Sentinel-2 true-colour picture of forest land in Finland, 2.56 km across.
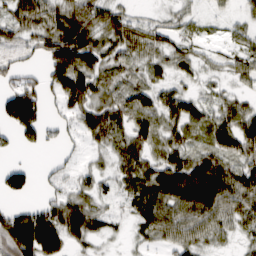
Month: March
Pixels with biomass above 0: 74%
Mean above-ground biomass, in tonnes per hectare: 45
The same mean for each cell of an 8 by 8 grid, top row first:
56 68 78 53 15 21 14 20
21 58 99 44 41 34 11 26
35 45 82 28 26 25 13 26
106 27 57 52 48 55 35 54
24 22 15 37 46 46 39 66
57 10 21 28 51 81 101 65
31 54 63 15 46 73 79 56
116 83 31 12 22 53 36 19
